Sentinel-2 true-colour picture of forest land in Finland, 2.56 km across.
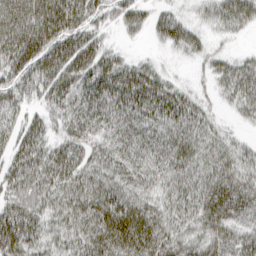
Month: March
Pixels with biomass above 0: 89%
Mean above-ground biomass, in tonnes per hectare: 50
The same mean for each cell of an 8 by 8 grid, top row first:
68 77 63 37 33 33 29 60
73 74 69 22 6 34 25 8
59 66 58 66 59 18 22 54
38 36 55 56 57 63 27 26
45 41 45 47 56 61 44 24
59 63 55 50 47 52 54 53
68 53 57 71 55 51 61 53
83 40 48 69 71 53 54 52
